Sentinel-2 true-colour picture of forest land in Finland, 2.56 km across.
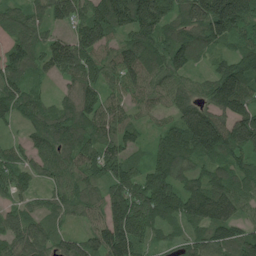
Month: July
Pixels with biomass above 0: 91%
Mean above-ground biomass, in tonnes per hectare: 95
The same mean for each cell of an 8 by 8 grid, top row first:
68 75 88 160 159 89 169 161
86 93 145 85 126 116 75 75
89 37 112 74 94 68 66 148
73 76 114 98 44 70 100 127
37 83 101 96 41 142 151 135
92 56 78 91 94 100 79 91
43 51 59 106 135 108 158 85
75 63 79 146 90 34 93 100
